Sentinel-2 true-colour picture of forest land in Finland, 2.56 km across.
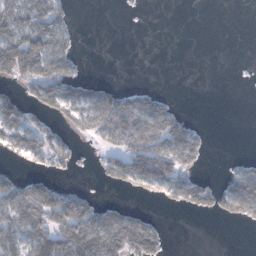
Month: January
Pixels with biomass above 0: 42%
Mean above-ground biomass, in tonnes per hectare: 39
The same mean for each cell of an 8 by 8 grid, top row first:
80 81 1 0 1 0 0 0
98 81 10 0 0 0 0 0
54 89 43 10 0 0 0 0
79 47 59 86 74 27 0 0
58 54 11 40 80 74 11 0
29 28 5 45 97 71 13 55
79 95 81 31 8 18 38 68
70 88 134 116 103 0 0 0
